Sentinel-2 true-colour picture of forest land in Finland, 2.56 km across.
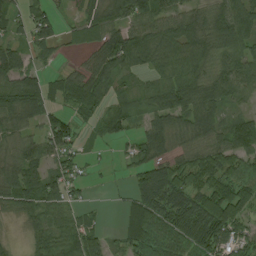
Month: August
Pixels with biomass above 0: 80%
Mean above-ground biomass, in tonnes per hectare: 61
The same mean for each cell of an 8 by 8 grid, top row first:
43 52 25 62 89 67 66 94
45 44 31 113 106 86 74 69
79 36 64 67 31 78 77 84
80 62 38 39 46 83 81 36
44 70 30 21 57 39 62 72
73 68 37 5 64 76 63 68
60 68 41 2 82 88 87 77
9 57 85 24 82 73 92 86
